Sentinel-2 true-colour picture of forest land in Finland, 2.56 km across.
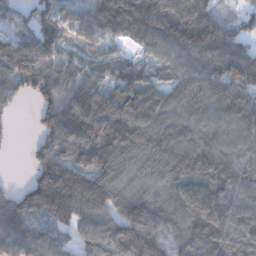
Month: December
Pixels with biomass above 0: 90%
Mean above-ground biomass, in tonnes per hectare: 114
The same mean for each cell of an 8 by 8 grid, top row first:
55 112 92 170 181 155 111 45
114 144 60 40 72 144 171 116
114 117 106 110 103 89 133 163
18 96 159 146 144 116 114 140
6 96 148 151 125 130 124 113
1 150 119 104 70 114 133 106
128 164 134 93 131 105 161 110
163 109 77 123 126 79 139 88
